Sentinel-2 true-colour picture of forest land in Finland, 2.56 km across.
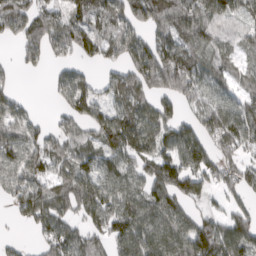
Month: March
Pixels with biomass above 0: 78%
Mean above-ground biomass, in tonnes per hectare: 89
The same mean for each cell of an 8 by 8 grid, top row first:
123 106 87 110 118 126 130 72
40 105 93 75 98 120 83 60
21 24 87 66 123 170 75 60
69 7 85 77 91 52 89 102
111 76 82 114 109 104 86 85
99 75 97 83 84 117 89 63
54 100 91 102 125 102 30 53
16 65 85 90 132 122 168 126
